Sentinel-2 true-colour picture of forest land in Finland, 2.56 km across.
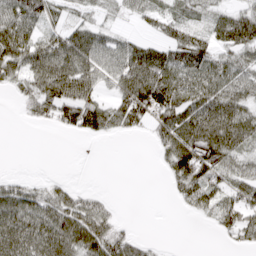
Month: April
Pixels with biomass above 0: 66%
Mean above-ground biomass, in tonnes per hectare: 53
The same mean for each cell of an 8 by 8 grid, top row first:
77 50 25 22 36 39 34 63
90 79 95 64 67 74 64 79
46 103 96 52 120 85 76 62
5 53 101 67 86 97 94 76
0 0 0 1 2 82 108 60
12 9 0 0 0 55 74 54
80 66 62 17 0 8 50 92
79 80 78 76 18 0 0 47
